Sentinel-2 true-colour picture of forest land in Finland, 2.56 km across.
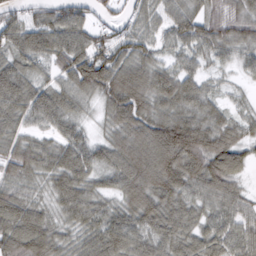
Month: March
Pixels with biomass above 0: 93%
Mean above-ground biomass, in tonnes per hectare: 72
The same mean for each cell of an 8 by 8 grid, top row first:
45 54 61 30 48 64 61 69
80 80 96 80 64 52 53 49
92 46 101 97 96 84 36 21
91 88 44 71 83 80 62 29
70 47 68 68 117 176 107 68
61 57 80 62 122 122 116 60
88 43 77 48 102 76 55 55
102 87 51 88 68 73 62 58
